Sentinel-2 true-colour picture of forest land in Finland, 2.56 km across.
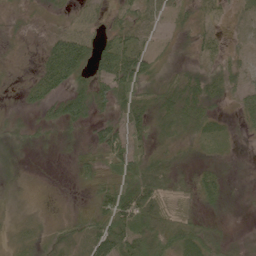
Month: June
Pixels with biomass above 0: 85%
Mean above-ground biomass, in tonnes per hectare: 34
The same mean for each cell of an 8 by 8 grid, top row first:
10 8 24 25 35 27 21 21
7 44 83 54 33 11 29 16
8 83 43 78 52 42 47 30
9 29 71 40 58 66 41 34
16 10 15 72 29 26 20 13
9 3 23 43 71 31 42 14
11 7 11 81 80 17 25 11
25 23 35 84 66 53 47 14
